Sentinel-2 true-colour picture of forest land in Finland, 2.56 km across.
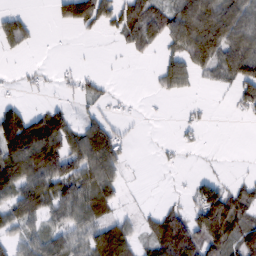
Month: February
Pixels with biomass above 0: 55%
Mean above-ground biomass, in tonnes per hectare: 51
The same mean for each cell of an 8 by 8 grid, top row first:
37 8 96 37 92 96 126 91
33 1 1 4 38 53 101 91
8 9 30 6 1 68 24 99
55 56 16 14 4 2 9 27
132 120 87 78 2 15 3 0
96 99 81 68 1 3 7 11
81 69 80 45 12 32 60 87
39 64 52 137 38 123 90 91
